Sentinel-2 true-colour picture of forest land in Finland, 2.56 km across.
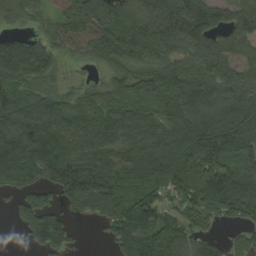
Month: August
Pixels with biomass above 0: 88%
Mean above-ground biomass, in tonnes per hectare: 156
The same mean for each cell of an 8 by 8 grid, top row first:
127 85 190 168 203 264 213 163
113 110 108 168 171 164 189 138
140 104 37 87 121 158 193 174
160 186 152 145 134 154 178 189
212 264 159 149 153 193 259 203
196 187 271 170 171 208 257 143
71 132 148 182 171 87 154 147
9 185 13 85 180 161 101 72
